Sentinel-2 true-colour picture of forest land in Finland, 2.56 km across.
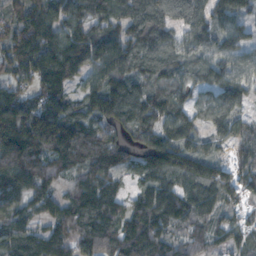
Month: November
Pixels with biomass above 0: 91%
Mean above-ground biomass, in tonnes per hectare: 128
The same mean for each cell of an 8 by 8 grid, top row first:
98 159 137 142 174 136 128 97
159 176 180 149 142 122 112 96
93 175 84 143 109 103 88 104
178 199 114 186 152 148 85 77
240 200 174 149 106 168 61 88
152 106 124 122 86 142 159 102
105 90 161 149 125 160 129 58
138 138 141 139 24 59 97 61
